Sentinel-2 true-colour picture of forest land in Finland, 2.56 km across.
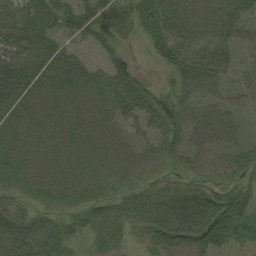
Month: August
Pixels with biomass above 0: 82%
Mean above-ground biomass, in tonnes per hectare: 44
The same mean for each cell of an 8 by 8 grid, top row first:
51 50 56 62 53 78 77 63
68 56 26 32 10 56 61 45
71 63 52 60 23 26 50 26
46 36 31 42 50 38 29 25
45 35 36 30 29 34 34 32
39 31 32 23 18 29 41 36
31 29 34 40 63 84 86 54
73 55 18 34 27 55 61 33
